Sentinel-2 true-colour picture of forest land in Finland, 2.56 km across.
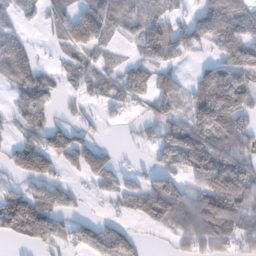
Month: February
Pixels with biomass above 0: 69%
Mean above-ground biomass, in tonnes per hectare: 71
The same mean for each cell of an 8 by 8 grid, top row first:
51 50 113 92 72 37 95 82
85 12 83 56 83 78 41 114
86 47 61 65 85 55 125 117
51 48 21 27 23 66 159 121
46 79 81 12 24 153 130 86
46 69 37 65 37 64 93 98
125 92 22 16 88 111 118 95
34 65 67 111 19 38 81 57
